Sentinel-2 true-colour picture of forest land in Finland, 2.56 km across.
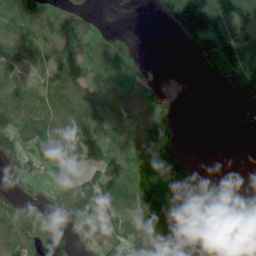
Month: June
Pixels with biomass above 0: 62%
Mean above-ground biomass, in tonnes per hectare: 71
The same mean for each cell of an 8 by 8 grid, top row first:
104 52 47 2 1 172 196 98
76 43 69 75 9 5 94 124
75 63 83 86 66 0 14 128
117 106 147 101 98 38 0 81
73 108 106 116 101 49 2 4
37 33 52 106 80 82 3 0
74 23 124 95 108 101 41 0
111 70 64 77 127 170 73 0
